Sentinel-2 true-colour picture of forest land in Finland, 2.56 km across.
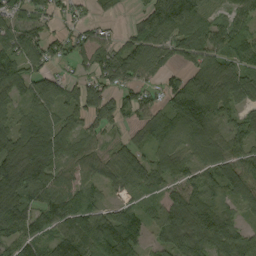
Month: September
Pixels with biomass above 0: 85%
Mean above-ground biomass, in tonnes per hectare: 77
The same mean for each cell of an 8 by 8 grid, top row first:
52 48 18 14 68 157 58 53
92 69 54 53 96 70 84 60
84 81 46 69 53 54 85 94
57 74 75 81 51 106 120 63
114 123 68 35 50 56 100 64
137 100 68 63 91 70 63 93
109 82 92 57 46 100 96 51
74 67 110 151 55 97 105 89
